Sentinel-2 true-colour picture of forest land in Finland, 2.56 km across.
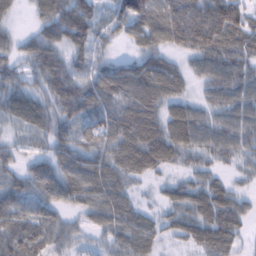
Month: February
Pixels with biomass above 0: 90%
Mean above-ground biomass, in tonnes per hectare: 65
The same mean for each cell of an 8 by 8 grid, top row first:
21 66 78 45 106 116 131 94
36 70 49 25 56 65 110 81
49 82 70 86 101 73 57 75
72 69 71 81 103 65 49 76
28 46 57 74 105 87 66 62
46 70 81 81 49 24 45 21
66 58 44 80 27 53 78 51
86 79 30 49 65 28 74 35
